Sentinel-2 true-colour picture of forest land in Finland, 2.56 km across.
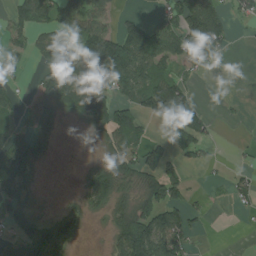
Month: August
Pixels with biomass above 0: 54%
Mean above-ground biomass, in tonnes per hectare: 67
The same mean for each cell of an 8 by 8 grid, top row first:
63 77 94 38 24 80 155 29
37 116 121 174 151 98 120 1
38 82 155 177 122 69 6 0
40 61 118 125 69 158 32 7
76 28 0 52 61 78 40 7
80 1 16 109 80 69 6 20
80 5 41 62 82 81 16 15
65 123 21 46 174 112 1 0
